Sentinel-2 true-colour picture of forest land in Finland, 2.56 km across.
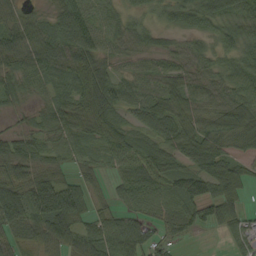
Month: September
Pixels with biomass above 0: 88%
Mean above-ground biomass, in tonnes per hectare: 60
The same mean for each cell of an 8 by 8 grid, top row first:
38 41 75 35 35 54 65 65
76 78 101 42 41 35 38 57
56 54 93 75 52 65 50 63
27 50 84 92 64 79 50 61
71 44 50 70 66 58 61 38
80 73 38 30 66 74 72 48
105 119 63 43 55 60 60 41
69 88 76 87 78 15 1 39
